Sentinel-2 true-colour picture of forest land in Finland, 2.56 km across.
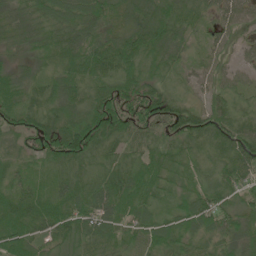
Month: June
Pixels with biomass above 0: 97%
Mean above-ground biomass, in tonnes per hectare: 54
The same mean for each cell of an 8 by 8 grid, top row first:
57 63 78 54 80 61 35 45
31 54 72 75 74 62 33 30
39 40 64 63 54 27 36 29
56 54 50 93 68 65 53 28
28 66 84 49 44 46 47 72
41 39 52 60 62 36 34 58
74 75 67 73 54 37 64 35
78 48 59 55 53 46 40 46
